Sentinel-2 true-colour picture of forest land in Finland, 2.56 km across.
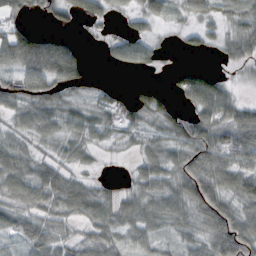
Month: October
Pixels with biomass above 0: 76%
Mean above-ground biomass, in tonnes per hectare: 43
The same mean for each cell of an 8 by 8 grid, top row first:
26 31 37 25 39 21 35 35
71 61 17 27 45 9 20 46
49 72 33 2 2 22 44 11
39 60 46 44 48 19 74 45
35 31 47 27 30 49 77 88
58 59 22 8 48 51 64 72
53 53 52 50 62 58 68 54
27 53 40 39 40 29 59 80
